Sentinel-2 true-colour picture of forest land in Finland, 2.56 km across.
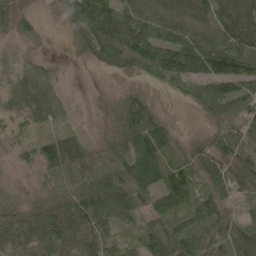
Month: June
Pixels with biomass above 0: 88%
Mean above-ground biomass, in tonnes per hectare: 56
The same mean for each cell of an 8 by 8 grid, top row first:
37 7 93 103 71 101 87 95
6 2 23 114 120 92 107 88
38 41 1 8 23 58 84 90
41 72 4 27 88 2 52 59
25 52 46 55 86 42 36 55
6 30 52 64 78 64 63 54
34 48 87 60 43 50 53 18
60 77 83 44 53 66 65 78
